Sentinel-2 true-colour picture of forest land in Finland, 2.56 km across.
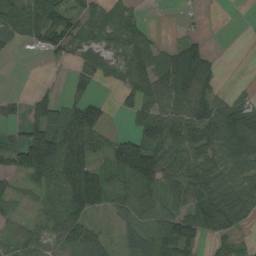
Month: August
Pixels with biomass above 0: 70%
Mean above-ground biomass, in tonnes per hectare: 59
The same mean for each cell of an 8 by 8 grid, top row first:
90 104 51 35 16 2 2 0
19 51 41 42 73 47 36 0
0 4 37 28 83 119 87 3
25 77 64 11 68 90 91 83
59 144 76 41 87 90 89 121
48 76 103 59 121 78 85 57
27 35 76 47 65 65 132 80
38 39 91 31 80 125 38 21
